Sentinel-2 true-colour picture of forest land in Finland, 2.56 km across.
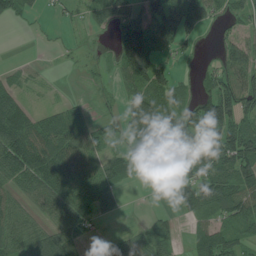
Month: July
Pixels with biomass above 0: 68%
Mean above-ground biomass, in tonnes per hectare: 63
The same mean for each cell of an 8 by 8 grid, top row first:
44 10 20 73 88 129 70 46
0 3 13 34 97 37 5 62
30 10 7 19 75 37 53 88
90 37 26 13 99 67 184 115
120 98 77 24 69 88 126 155
84 119 100 71 9 24 102 109
48 58 93 34 4 26 76 112
80 98 54 56 52 31 91 70
